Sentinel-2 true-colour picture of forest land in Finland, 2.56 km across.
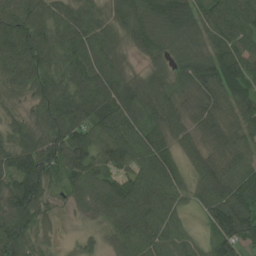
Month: July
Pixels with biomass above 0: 94%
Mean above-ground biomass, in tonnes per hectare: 93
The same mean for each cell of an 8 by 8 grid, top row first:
119 104 98 64 91 149 110 116
133 111 111 68 72 72 89 100
79 107 110 111 61 72 124 114
33 105 144 125 102 85 108 95
84 109 126 126 111 60 82 84
147 104 113 76 99 73 103 104
123 58 45 86 104 62 89 117
103 24 16 45 99 76 51 100
